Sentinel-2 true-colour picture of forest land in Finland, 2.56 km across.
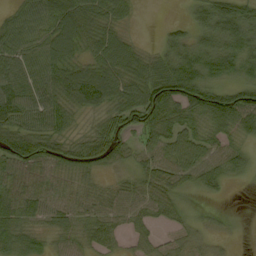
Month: September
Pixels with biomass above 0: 85%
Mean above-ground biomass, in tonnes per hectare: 57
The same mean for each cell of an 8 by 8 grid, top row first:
46 64 80 57 2 2 77 81
71 66 49 78 22 79 83 87
72 65 53 69 85 128 72 55
79 67 40 56 86 67 95 105
70 80 51 77 45 70 52 38
59 52 57 23 54 59 62 28
69 61 57 63 54 35 10 0
58 29 48 38 32 35 32 2
